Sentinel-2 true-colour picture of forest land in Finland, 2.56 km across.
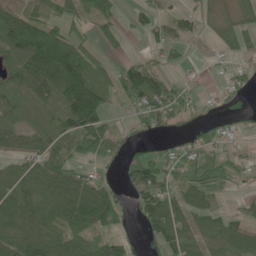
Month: June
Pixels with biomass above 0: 69%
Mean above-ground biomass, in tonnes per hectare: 62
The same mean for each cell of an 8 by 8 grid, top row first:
81 73 76 43 34 41 20 39
102 187 96 35 16 27 16 39
47 95 135 70 123 24 11 34
46 45 166 45 83 57 19 20
35 62 80 76 53 29 40 17
58 77 54 18 99 55 54 34
76 66 118 110 70 96 67 18
68 79 79 54 31 79 84 93
